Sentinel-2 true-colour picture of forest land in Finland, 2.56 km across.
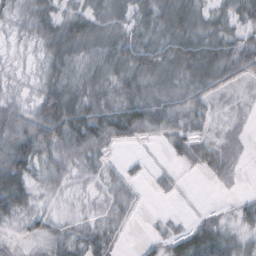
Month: October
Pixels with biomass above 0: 78%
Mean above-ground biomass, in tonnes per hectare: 29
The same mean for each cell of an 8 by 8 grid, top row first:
23 38 39 32 38 43 33 42
7 33 47 45 45 46 39 36
7 36 44 35 34 28 31 23
30 55 53 42 49 37 17 5
65 48 54 23 7 21 19 5
72 32 20 17 5 7 10 4
43 13 9 26 4 1 5 14
9 28 29 21 6 29 48 25
